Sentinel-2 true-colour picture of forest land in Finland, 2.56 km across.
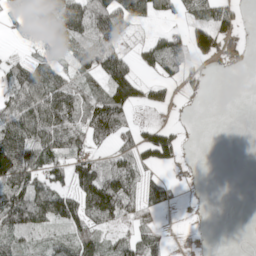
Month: May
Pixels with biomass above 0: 58%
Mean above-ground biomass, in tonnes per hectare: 50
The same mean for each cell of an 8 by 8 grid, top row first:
25 79 117 135 68 28 47 14
8 27 61 48 36 76 45 12
83 71 44 85 27 27 13 0
83 55 67 114 7 6 1 0
137 72 49 44 79 64 0 0
138 62 75 100 46 8 0 0
150 103 90 102 48 14 1 0
54 29 83 43 72 5 2 0
